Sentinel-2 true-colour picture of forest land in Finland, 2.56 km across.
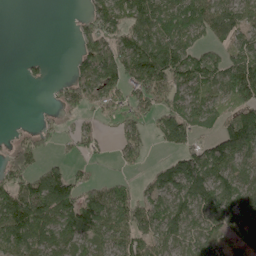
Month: May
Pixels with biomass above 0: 68%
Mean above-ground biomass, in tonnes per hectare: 72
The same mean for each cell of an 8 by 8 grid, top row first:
0 0 20 107 130 104 114 89
0 0 52 99 115 113 62 66
2 18 85 96 117 99 99 120
0 6 43 62 67 97 89 83
42 26 44 19 54 83 59 118
70 87 34 20 24 102 102 58
128 152 135 103 81 88 96 88
109 91 65 78 67 79 78 62
